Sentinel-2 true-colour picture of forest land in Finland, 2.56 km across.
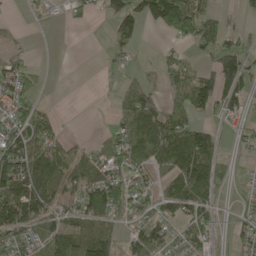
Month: May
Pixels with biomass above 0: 62%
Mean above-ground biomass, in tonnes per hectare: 63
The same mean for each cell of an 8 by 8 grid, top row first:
5 12 18 86 81 121 46 16
19 0 0 35 11 17 50 62
79 11 0 10 34 54 88 114
57 27 0 25 124 70 51 37
93 77 19 75 142 117 103 16
135 108 73 107 52 96 111 7
171 83 96 137 48 84 68 24
67 89 100 82 129 55 53 38
